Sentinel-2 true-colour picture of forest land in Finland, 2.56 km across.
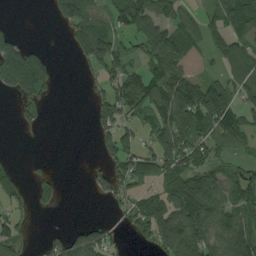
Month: August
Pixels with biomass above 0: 56%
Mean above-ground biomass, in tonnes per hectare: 63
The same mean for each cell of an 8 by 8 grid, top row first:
1 13 100 70 122 65 39 98
84 11 65 94 83 124 77 66
135 65 4 69 83 129 80 72
18 10 0 81 62 106 122 79
1 1 0 72 44 109 80 45
42 25 0 72 59 101 86 57
36 19 0 19 82 103 111 94
69 23 70 42 31 128 101 111
